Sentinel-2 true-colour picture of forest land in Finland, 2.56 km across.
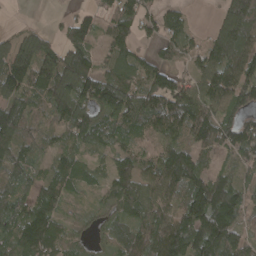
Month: April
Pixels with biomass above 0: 86%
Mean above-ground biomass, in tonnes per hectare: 91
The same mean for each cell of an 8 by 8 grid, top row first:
1 7 45 95 116 56 5 183
98 73 111 89 33 83 88 135
127 133 176 131 112 91 102 129
88 66 124 131 137 135 104 82
81 41 66 57 48 79 80 133
63 69 71 90 82 121 74 54
76 107 23 57 91 88 166 89
114 127 39 55 104 138 134 88
